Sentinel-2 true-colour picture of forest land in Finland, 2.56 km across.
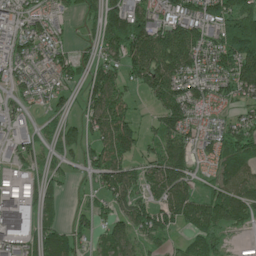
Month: June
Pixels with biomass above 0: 77%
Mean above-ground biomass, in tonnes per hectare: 72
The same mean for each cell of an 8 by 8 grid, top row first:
52 53 45 113 93 83 98 120
71 78 24 91 159 160 82 166
39 43 50 94 85 97 54 105
33 37 45 102 9 98 29 36
51 39 66 96 56 91 50 114
41 49 16 95 55 96 33 105
118 53 22 69 81 101 103 90
82 88 50 85 56 22 66 10
